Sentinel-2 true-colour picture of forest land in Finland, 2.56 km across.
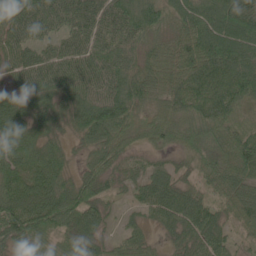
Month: June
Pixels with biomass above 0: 95%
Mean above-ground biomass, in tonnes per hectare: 71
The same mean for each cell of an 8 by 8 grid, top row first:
71 78 79 74 79 65 94 114
65 45 72 69 61 76 114 105
48 69 77 76 79 74 102 113
84 66 82 110 49 79 82 46
106 64 35 80 34 40 50 81
100 101 61 56 52 51 55 87
95 107 91 23 47 89 60 60
65 47 71 33 40 45 70 30
